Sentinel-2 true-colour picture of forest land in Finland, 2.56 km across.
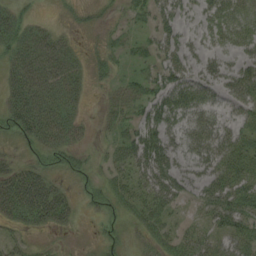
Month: August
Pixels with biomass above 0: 67%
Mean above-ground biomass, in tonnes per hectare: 33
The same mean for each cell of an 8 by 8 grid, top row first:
26 4 11 10 23 37 30 32
39 52 12 22 20 44 19 25
37 51 26 17 31 55 36 48
47 54 19 24 38 58 35 28
15 44 21 21 64 37 48 41
47 35 21 27 49 49 43 54
57 73 17 26 38 22 43 58
19 7 3 18 19 33 30 44
